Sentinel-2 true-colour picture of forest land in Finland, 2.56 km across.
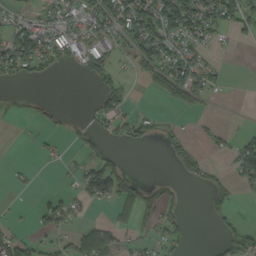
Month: September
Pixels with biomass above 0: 40%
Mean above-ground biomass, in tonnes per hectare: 34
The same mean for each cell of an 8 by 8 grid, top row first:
26 40 48 86 88 132 74 73
87 63 56 47 80 53 28 5
25 10 9 45 19 93 49 0
8 16 4 56 14 12 9 0
1 9 12 15 24 24 16 46
9 0 41 78 7 13 24 49
3 45 22 28 59 26 18 7
38 20 46 38 25 30 4 52
